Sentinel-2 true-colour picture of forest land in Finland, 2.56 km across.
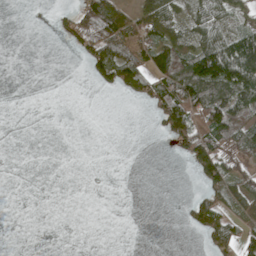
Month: May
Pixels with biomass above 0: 37%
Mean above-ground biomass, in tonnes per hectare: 36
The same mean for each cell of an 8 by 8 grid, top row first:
0 2 65 106 85 47 68 37
0 0 37 92 63 85 89 104
0 0 0 61 61 133 153 126
0 0 0 0 6 120 122 96
0 0 0 0 0 35 100 63
0 0 0 0 0 0 77 59
0 0 0 0 0 2 78 48
0 0 0 0 0 0 39 56
